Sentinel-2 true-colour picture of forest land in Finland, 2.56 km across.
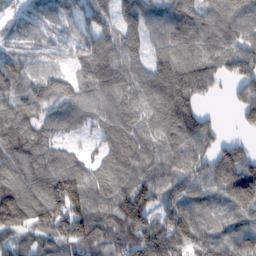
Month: February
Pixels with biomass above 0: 91%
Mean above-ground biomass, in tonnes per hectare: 102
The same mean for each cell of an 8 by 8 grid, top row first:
51 74 70 79 99 122 115 120
57 50 68 98 91 131 125 107
82 77 89 124 114 160 96 116
96 71 83 84 102 154 28 70
118 81 27 53 83 109 80 51
124 142 118 66 98 105 115 168
175 165 140 111 140 114 68 103
70 88 161 132 163 152 103 114
